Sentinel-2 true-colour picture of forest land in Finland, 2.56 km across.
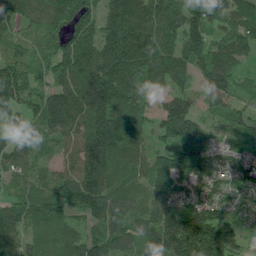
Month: June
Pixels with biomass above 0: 92%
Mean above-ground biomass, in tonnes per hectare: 120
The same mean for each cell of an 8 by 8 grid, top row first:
109 119 148 130 155 104 127 112
90 83 159 162 173 96 109 91
165 75 161 184 124 78 94 45
83 132 138 163 91 168 77 71
99 87 119 167 95 143 112 76
71 91 157 140 92 138 144 97
89 140 149 134 88 140 150 49
100 91 122 136 110 195 253 88
